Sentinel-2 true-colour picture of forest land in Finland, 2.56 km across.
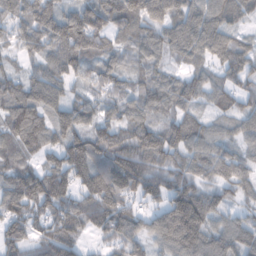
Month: February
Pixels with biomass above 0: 91%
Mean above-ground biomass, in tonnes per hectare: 76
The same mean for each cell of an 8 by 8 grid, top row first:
85 110 101 103 87 88 87 53
45 77 107 54 62 69 86 56
60 96 43 70 49 50 55 52
93 84 79 51 61 58 36 57
73 71 92 97 84 78 77 45
94 100 92 118 95 72 56 70
89 84 82 107 53 139 86 44
72 80 47 57 66 121 89 78
